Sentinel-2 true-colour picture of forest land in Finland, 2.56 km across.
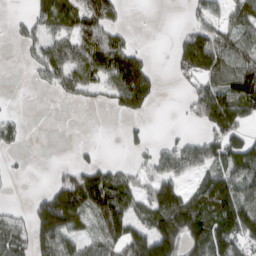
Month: March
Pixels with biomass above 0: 57%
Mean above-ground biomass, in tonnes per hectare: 88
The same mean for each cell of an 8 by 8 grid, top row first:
13 108 116 95 0 0 81 95
13 94 125 163 25 66 193 102
0 57 101 114 167 19 103 143
11 0 3 24 61 3 162 143
28 0 9 0 30 62 92 133
11 11 128 124 64 115 98 123
15 189 170 210 104 186 141 167
103 125 74 112 192 149 156 101
